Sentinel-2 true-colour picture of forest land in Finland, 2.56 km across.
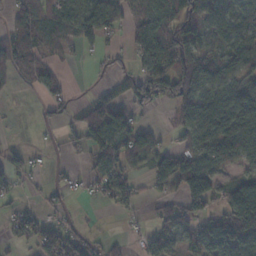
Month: November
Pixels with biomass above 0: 62%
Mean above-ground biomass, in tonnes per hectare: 53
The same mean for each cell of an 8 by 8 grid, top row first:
53 63 74 67 58 79 61 59
93 40 29 17 60 113 52 66
26 54 1 25 87 115 89 87
1 25 19 66 26 34 95 107
7 5 37 78 68 28 82 112
42 12 12 72 31 100 113 34
22 23 5 21 12 44 41 130
22 75 45 17 30 40 80 110
